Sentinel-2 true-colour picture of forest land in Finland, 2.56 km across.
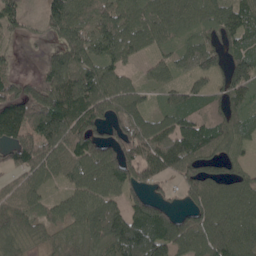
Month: May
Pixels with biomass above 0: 84%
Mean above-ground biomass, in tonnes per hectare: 93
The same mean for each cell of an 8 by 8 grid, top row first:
65 79 110 117 96 112 81 94
16 29 109 119 72 71 89 80
54 83 128 99 35 47 68 115
136 147 129 93 76 105 88 75
116 119 117 91 116 121 120 65
55 71 93 119 92 71 94 65
85 58 88 93 124 41 132 122
82 36 62 138 174 126 121 127
